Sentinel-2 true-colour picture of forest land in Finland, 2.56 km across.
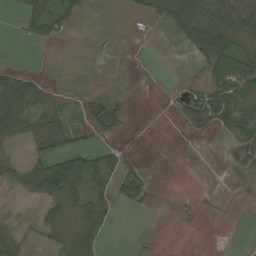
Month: August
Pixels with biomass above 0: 40%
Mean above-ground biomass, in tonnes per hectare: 22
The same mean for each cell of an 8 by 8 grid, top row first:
14 66 24 0 10 60 54 62
0 3 0 1 0 5 83 35
50 10 1 2 1 1 36 82
79 31 13 29 0 12 50 65
16 33 14 12 0 0 1 30
27 93 79 30 18 0 0 8
1 30 35 30 5 1 1 1
26 14 50 3 1 0 0 0
